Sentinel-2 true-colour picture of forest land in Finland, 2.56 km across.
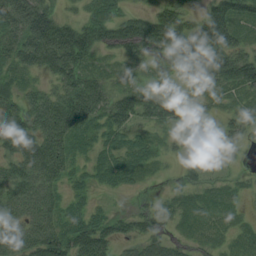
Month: August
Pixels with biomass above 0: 86%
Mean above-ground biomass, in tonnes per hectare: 70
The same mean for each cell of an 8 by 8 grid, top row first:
130 105 41 64 61 90 89 78
105 174 132 74 119 114 155 74
39 51 100 38 21 19 66 97
99 124 128 101 80 50 29 35
117 135 52 48 47 21 13 34
100 98 34 55 30 16 25 12
78 83 38 19 35 30 33 15
98 127 117 82 78 43 30 21
